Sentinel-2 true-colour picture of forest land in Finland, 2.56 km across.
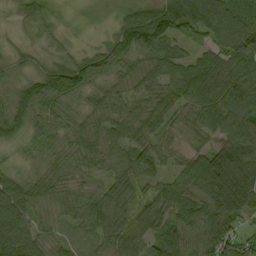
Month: September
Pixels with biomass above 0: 96%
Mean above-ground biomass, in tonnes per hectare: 62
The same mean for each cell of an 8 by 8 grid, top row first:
18 33 8 18 80 115 108 79
19 20 18 61 91 37 54 100
35 98 89 52 63 65 93 86
84 51 47 59 64 54 77 77
48 46 51 57 59 36 43 86
47 44 29 46 54 49 92 85
113 40 53 63 60 79 79 64
138 45 39 57 67 87 83 67
